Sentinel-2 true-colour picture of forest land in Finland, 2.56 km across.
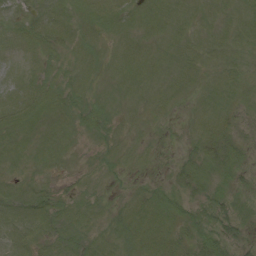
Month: August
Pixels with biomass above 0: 76%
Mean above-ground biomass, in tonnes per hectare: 8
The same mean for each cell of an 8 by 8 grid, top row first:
7 10 9 10 8 7 6 8
7 10 8 6 7 7 8 7
7 7 7 6 9 7 6 7
10 9 11 7 5 3 9 5
6 7 2 6 4 3 11 7
5 4 3 3 3 10 11 6
11 13 8 5 12 11 10 8
10 7 9 7 14 9 15 7
